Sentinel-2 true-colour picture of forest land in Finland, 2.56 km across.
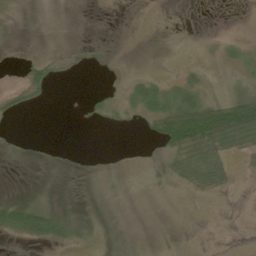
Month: June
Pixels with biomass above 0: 21%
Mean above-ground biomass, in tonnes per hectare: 12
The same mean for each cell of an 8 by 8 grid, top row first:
1 0 0 0 0 0 0 0
0 1 2 1 0 0 2 14
2 22 1 1 19 12 5 8
10 0 2 6 26 77 89 118
1 0 0 0 2 42 80 36
0 0 0 0 1 23 47 3
38 20 1 0 0 0 0 0
9 29 6 0 0 0 0 1
